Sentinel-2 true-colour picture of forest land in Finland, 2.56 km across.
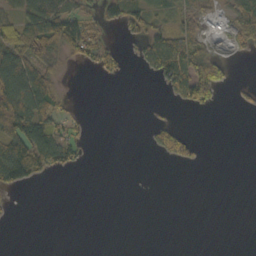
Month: October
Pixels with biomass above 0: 33%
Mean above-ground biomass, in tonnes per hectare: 37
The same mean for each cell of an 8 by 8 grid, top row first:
57 145 71 52 71 57 44 87
81 89 93 37 59 121 53 31
107 66 0 13 6 92 130 3
185 68 8 0 0 5 12 4
130 104 34 0 6 101 3 0
94 23 2 0 0 0 0 0
2 0 0 0 0 0 0 0
0 0 0 0 0 0 0 0
